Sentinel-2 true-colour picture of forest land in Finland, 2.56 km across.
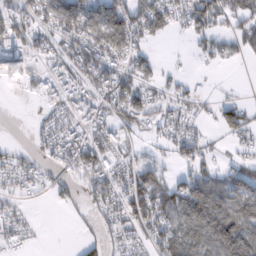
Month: February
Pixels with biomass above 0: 60%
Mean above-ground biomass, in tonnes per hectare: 43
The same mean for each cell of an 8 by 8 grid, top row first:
56 61 113 104 82 49 72 49
66 38 60 79 31 1 31 30
18 24 44 54 39 18 9 1
0 25 34 44 51 29 10 56
8 32 54 42 17 36 20 24
38 22 37 48 75 27 49 48
20 5 13 48 76 87 104 82
18 1 15 24 30 66 80 95
